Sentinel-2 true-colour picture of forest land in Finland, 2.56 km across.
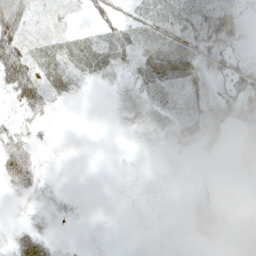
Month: May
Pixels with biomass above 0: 69%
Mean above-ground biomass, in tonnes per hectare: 21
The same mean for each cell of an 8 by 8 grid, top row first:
40 13 9 36 24 54 62 21
49 22 32 39 30 49 40 19
73 36 14 12 32 41 26 34
20 17 0 5 18 31 35 50
27 6 1 1 6 11 17 25
42 6 1 1 5 5 4 27
3 8 3 1 4 3 33 20
18 18 2 2 2 2 26 58
